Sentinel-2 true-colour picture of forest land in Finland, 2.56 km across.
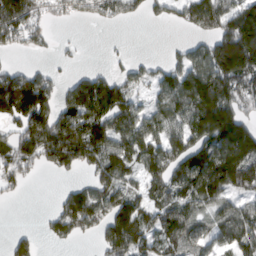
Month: March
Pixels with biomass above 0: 67%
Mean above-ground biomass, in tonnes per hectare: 107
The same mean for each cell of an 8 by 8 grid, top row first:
180 57 49 76 42 48 141 165
51 26 11 6 0 19 105 301
137 71 62 93 55 106 185 186
159 127 154 177 72 114 218 106
124 184 204 137 124 106 156 213
87 18 34 135 89 123 203 198
3 13 177 147 102 108 95 88
49 30 39 132 100 113 81 122
